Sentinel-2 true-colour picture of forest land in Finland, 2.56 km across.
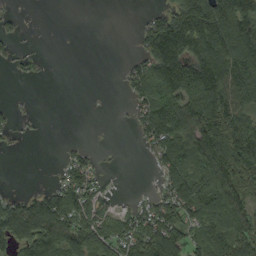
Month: September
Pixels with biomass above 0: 58%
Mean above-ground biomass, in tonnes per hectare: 84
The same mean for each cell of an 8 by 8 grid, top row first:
22 0 0 0 19 131 191 197
20 1 0 0 63 188 188 192
9 4 0 1 97 172 214 152
20 1 0 1 78 154 214 136
12 0 12 2 38 128 163 191
0 6 91 8 2 95 133 172
95 142 126 42 62 113 116 112
133 168 129 108 144 131 123 125
